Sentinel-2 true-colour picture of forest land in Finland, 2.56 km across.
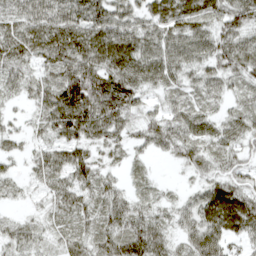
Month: April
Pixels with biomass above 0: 90%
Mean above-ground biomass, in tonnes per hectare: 48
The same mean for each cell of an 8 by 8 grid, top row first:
49 65 62 72 47 67 52 57
62 68 77 94 67 61 56 49
41 40 95 80 54 38 49 32
12 60 98 84 34 37 28 32
15 40 56 35 35 53 38 35
19 47 55 24 17 5 35 37
9 22 43 53 33 29 73 83
37 23 31 57 81 31 64 32
